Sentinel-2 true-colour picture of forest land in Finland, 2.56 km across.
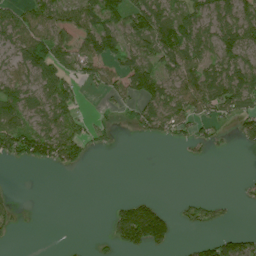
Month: July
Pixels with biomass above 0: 52%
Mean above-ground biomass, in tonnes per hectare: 58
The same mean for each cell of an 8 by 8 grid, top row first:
54 60 71 104 130 70 68 84
85 126 73 110 72 112 74 97
82 104 67 60 140 74 96 128
98 116 45 18 76 85 59 83
106 113 68 14 8 18 29 22
0 1 2 0 0 0 0 4
18 0 0 29 125 14 38 7
6 0 0 47 166 33 32 57
